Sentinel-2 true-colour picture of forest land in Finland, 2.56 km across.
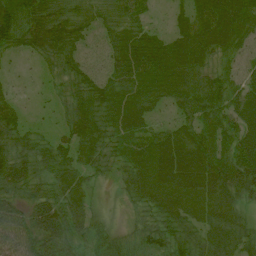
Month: July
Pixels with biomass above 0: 91%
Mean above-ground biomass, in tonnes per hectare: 55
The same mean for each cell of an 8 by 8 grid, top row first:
102 72 38 37 30 25 77 72
44 65 41 49 71 66 67 45
10 17 47 53 73 71 51 43
37 11 68 59 52 32 61 70
54 38 67 49 62 71 66 76
82 45 45 26 62 75 76 80
55 73 47 7 39 53 60 42
71 95 49 53 59 65 58 55
